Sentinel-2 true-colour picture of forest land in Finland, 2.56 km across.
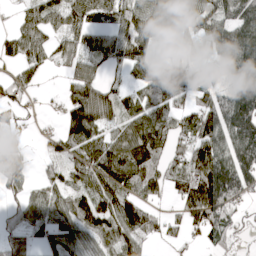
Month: April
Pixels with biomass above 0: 76%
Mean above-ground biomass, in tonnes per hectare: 75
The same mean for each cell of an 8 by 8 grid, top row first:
25 74 72 65 80 94 83 98
62 50 78 71 65 49 50 119
48 6 97 27 67 94 28 101
29 9 144 85 99 63 91 165
52 30 103 94 153 58 112 145
75 44 80 127 116 75 156 141
51 77 84 81 60 26 152 38
69 65 75 73 56 21 32 14
